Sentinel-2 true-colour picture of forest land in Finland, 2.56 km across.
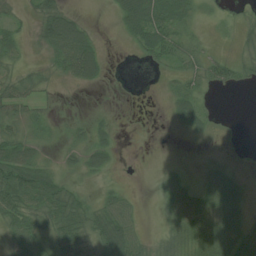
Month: July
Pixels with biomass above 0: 59%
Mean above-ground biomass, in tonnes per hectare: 28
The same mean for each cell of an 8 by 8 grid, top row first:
12 48 14 13 73 35 7 8
21 37 73 0 42 45 12 16
21 9 38 2 0 23 38 26
26 9 3 4 0 25 19 0
50 9 17 21 0 0 4 4
81 47 16 8 2 18 23 12
69 71 53 47 5 38 34 36
42 43 42 64 23 47 73 68
